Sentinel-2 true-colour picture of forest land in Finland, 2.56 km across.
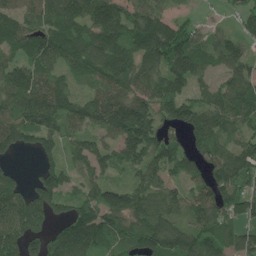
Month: June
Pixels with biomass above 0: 86%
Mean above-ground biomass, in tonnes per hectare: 109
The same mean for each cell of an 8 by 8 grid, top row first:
115 126 133 141 130 51 12 49
99 136 138 143 145 161 85 70
132 119 59 140 126 111 53 125
117 155 121 171 136 114 127 138
110 74 73 81 165 74 106 89
50 97 66 50 96 104 97 123
116 100 100 125 109 85 126 107
116 105 176 99 123 154 126 95
